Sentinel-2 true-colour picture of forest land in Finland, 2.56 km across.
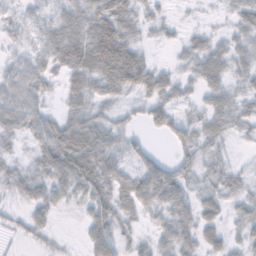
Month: November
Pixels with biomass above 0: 82%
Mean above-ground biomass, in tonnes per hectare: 32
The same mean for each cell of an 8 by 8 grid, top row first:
21 28 55 81 23 7 4 31
17 40 63 94 21 13 33 23
40 28 38 65 55 28 39 21
49 24 32 20 24 30 29 23
11 51 69 36 17 28 27 7
23 40 73 50 43 37 25 20
11 33 18 43 29 53 29 21
7 11 8 45 15 52 29 20
